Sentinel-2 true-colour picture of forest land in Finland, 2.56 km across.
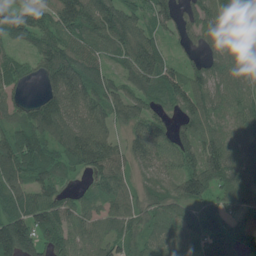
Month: June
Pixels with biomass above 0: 90%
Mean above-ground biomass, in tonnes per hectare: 88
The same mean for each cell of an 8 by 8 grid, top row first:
87 66 145 113 76 90 87 92
45 94 78 82 119 34 65 92
69 92 128 66 102 87 88 74
60 111 104 83 73 64 87 77
111 85 140 86 109 106 97 74
100 80 35 93 45 78 152 90
96 110 75 64 64 79 81 70
182 101 76 75 63 69 136 95
